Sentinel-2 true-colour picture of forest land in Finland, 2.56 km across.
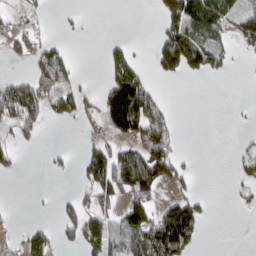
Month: March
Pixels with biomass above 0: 36%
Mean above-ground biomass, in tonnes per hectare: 48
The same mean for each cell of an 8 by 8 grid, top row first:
14 11 7 0 0 108 133 71
34 60 0 38 3 170 106 20
48 104 21 69 61 29 20 1
100 60 40 144 136 13 0 3
37 4 8 48 94 38 0 9
11 8 27 116 141 68 0 22
1 2 53 48 99 112 16 10
9 51 67 76 88 174 3 0
